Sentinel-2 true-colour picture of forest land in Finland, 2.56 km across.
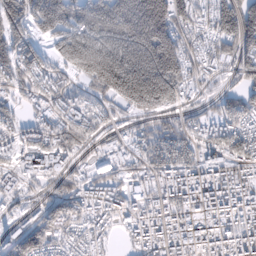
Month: February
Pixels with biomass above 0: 82%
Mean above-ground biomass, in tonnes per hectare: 109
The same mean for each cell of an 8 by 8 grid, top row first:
122 222 169 220 288 154 72 181
143 71 276 258 295 195 60 121
102 91 79 228 277 169 41 48
58 84 102 51 88 59 31 100
65 96 74 33 71 108 71 112
75 78 56 38 60 85 72 69
33 85 85 71 83 102 114 111
100 94 60 28 73 120 107 85
